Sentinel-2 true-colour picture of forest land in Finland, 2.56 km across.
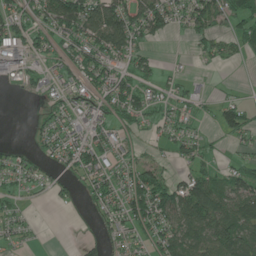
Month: June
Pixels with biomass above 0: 60%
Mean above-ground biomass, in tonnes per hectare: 43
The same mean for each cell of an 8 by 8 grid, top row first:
56 61 113 104 82 49 72 49
66 38 60 79 31 1 31 30
18 24 44 54 39 18 9 1
0 25 34 44 51 29 10 56
8 32 54 42 17 36 20 24
38 22 37 48 75 27 49 48
20 5 13 48 76 87 104 82
18 1 15 24 30 66 80 95
